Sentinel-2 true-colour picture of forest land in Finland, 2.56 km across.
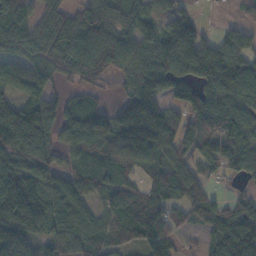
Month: November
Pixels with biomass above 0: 84%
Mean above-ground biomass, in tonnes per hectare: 101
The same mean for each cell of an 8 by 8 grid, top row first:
96 70 78 79 78 105 4 23
73 108 104 114 82 177 144 122
43 59 43 30 132 111 138 143
110 96 108 83 201 55 114 104
162 124 107 104 160 97 92 117
146 99 73 81 58 99 63 66
258 116 91 72 105 56 97 81
236 98 108 83 98 45 52 172
